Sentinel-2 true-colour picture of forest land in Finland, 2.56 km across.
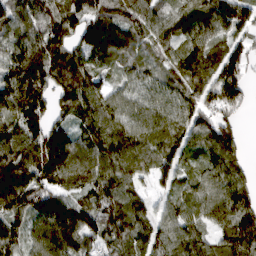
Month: March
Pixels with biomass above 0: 93%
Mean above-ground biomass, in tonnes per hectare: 97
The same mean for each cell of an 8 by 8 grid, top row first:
104 101 146 107 102 95 125 115
86 110 106 124 83 81 97 61
105 95 120 51 76 85 108 104
117 92 87 95 85 89 81 41
105 115 81 118 88 80 110 80
162 96 105 120 56 68 78 61
122 123 103 127 68 62 79 112
82 119 108 102 95 105 65 110
